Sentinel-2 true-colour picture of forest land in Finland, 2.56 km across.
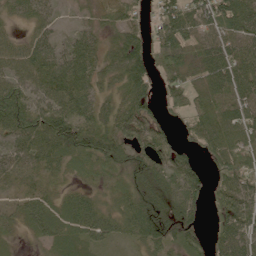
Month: June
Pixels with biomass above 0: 89%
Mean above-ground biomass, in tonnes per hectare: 59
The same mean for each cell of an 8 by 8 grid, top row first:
28 38 18 36 31 85 79 89
44 60 65 40 53 92 66 68
57 73 76 44 69 58 74 80
87 78 76 48 65 36 67 72
58 90 85 72 71 45 55 60
43 39 27 34 67 70 42 74
30 63 71 41 86 60 36 75
13 45 51 40 68 63 49 85
